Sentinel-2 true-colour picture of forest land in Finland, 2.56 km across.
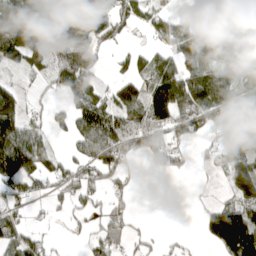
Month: April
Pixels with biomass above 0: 62%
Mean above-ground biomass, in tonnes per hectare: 76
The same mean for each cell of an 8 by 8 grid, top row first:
138 138 146 105 69 44 21 97
129 99 106 31 35 79 103 85
20 36 90 37 72 132 143 86
102 38 81 100 120 132 159 130
137 42 62 123 83 75 32 138
116 67 71 73 12 21 8 98
49 25 42 56 0 0 41 108
91 28 21 69 26 12 44 178
